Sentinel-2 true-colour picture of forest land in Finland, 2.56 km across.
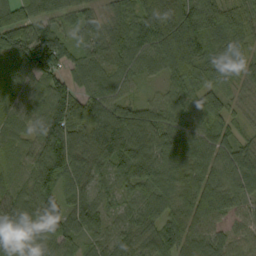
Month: September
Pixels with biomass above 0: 97%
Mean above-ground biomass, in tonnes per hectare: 90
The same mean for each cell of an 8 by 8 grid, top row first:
98 84 64 68 97 168 115 71
126 143 53 109 85 159 89 62
77 99 56 76 41 74 72 59
59 114 150 102 78 60 91 29
50 152 114 161 127 109 99 60
40 131 88 73 134 106 103 108
95 120 90 45 78 88 113 58
90 66 62 59 76 103 70 43
